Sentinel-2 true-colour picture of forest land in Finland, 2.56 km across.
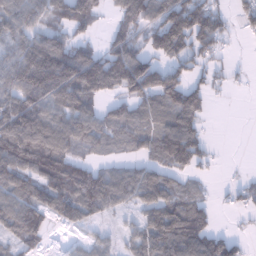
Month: January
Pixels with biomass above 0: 72%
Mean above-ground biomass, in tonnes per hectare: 85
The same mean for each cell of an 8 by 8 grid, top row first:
92 75 121 43 102 135 121 51
84 154 83 97 87 128 78 3
114 191 162 144 157 84 51 11
144 114 127 59 80 128 34 0
152 153 84 56 74 163 36 0
113 117 105 85 91 49 14 11
115 95 108 58 72 89 46 29
53 24 21 25 80 137 108 32
